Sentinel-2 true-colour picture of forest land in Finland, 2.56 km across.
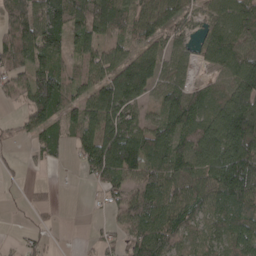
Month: April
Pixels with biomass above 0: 76%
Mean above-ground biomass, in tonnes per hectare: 81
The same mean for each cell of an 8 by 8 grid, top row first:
98 139 116 129 67 65 55 90
119 122 58 50 65 42 62 97
60 119 48 111 154 60 33 118
20 117 84 119 41 108 103 167
18 76 77 167 132 95 134 162
10 5 15 106 104 100 100 174
4 26 0 29 97 90 81 108
9 19 8 28 116 75 67 109
